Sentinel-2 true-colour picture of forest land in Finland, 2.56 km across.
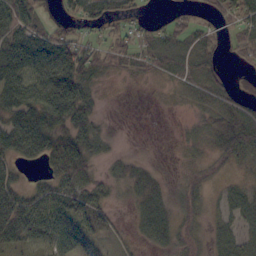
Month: October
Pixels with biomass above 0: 73%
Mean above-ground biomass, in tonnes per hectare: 33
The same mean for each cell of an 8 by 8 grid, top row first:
54 22 37 35 13 16 23 58
68 65 61 36 30 32 33 31
72 62 57 9 12 19 31 8
69 89 52 1 0 4 31 45
65 57 49 9 1 5 23 52
24 27 46 17 23 7 16 14
71 66 43 17 24 17 13 31
55 58 46 9 13 18 15 31
